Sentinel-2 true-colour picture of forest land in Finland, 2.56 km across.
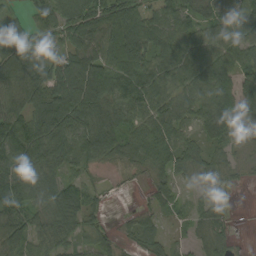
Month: September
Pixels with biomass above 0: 84%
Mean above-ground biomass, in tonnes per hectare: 65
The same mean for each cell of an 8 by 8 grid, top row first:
22 72 109 123 70 69 51 58
65 44 85 108 112 78 73 66
96 106 145 117 94 73 80 78
88 129 123 78 67 70 79 70
113 114 80 79 73 65 54 33
99 66 26 6 20 43 40 19
77 41 32 4 20 29 45 1
73 49 24 23 53 15 43 7
